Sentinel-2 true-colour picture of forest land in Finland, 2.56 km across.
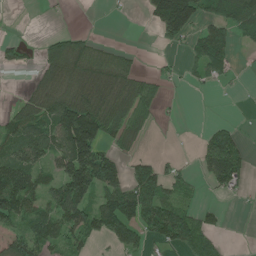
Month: June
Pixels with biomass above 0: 53%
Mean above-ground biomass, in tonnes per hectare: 62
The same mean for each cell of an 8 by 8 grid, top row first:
0 3 0 2 26 197 72 115
35 58 69 25 2 22 101 19
0 75 84 100 47 11 43 6
45 100 161 99 51 3 0 1
96 100 197 51 14 1 72 57
117 64 176 106 78 42 67 61
111 78 118 111 111 84 26 4
72 90 60 63 53 99 48 0
